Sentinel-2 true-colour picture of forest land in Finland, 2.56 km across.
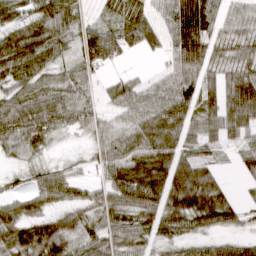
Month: March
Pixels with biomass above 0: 83%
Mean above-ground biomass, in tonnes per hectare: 54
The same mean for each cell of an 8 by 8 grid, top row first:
52 49 36 20 37 98 78 44
39 44 69 79 49 80 68 54
45 42 57 26 30 81 53 59
90 71 65 30 64 85 55 53
74 26 6 54 68 69 49 41
14 46 23 56 57 87 66 18
49 40 40 55 65 86 91 32
77 101 50 51 33 34 34 31
